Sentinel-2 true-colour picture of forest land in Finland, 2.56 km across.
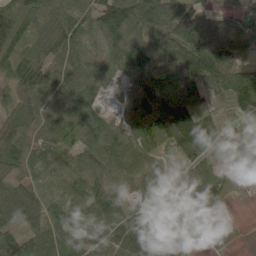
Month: June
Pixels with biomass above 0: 94%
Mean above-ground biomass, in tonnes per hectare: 94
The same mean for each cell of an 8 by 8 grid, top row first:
93 66 74 126 133 101 72 81
85 88 68 84 102 121 120 74
93 110 95 32 136 142 165 141
71 73 93 28 128 230 102 107
110 79 81 89 99 150 104 71
70 64 70 74 66 41 83 97
95 94 88 82 60 116 131 6
131 107 113 103 156 106 66 11
